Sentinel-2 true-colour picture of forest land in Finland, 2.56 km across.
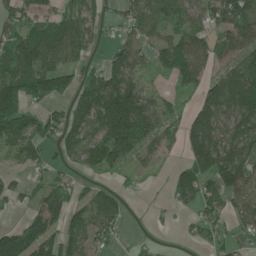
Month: June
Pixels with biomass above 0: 70%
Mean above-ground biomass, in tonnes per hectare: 71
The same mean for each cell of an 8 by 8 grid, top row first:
55 52 59 17 82 55 61 115
94 135 58 29 45 88 71 93
109 111 59 117 51 44 72 140
120 41 69 188 131 38 108 136
77 51 76 113 67 28 145 108
20 35 22 31 10 51 103 130
17 85 69 78 2 23 52 61
142 106 68 31 7 4 34 24
